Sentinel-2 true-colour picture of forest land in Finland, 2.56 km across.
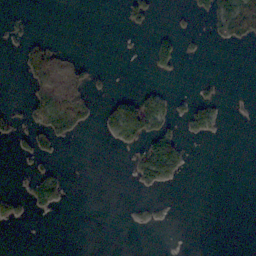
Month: November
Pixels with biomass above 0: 18%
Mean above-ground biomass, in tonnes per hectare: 20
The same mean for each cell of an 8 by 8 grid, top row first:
10 0 0 0 28 7 39 114
13 40 4 0 3 42 4 7
1 54 39 9 2 3 7 0
12 81 63 54 122 24 61 1
23 31 2 14 62 73 2 0
3 52 0 0 62 32 0 0
31 27 0 0 12 1 0 0
0 0 0 0 0 0 0 0
